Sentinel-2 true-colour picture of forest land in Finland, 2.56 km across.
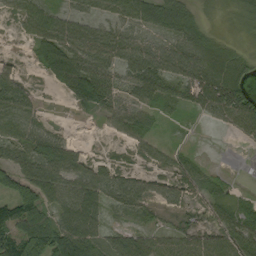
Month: September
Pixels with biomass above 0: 73%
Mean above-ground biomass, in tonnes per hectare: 43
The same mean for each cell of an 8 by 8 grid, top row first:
30 53 33 34 63 66 7 20
3 67 65 61 47 45 51 12
35 28 93 49 78 49 75 57
66 6 18 41 31 3 28 83
44 60 16 7 28 6 0 8
57 72 55 39 27 49 22 1
71 52 84 27 28 28 34 35
79 95 93 39 47 39 47 67
